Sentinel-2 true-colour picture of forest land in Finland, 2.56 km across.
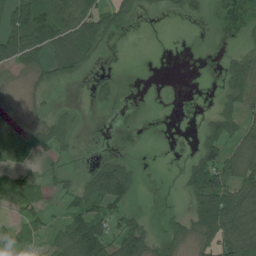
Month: July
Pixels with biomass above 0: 49%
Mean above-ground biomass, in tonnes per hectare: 44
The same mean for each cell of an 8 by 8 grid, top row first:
85 96 94 65 18 17 18 2
100 91 104 10 0 0 1 21
15 35 21 19 0 0 0 92
12 31 15 8 0 0 21 64
64 71 12 1 0 6 66 62
39 25 29 162 10 7 109 76
40 24 65 68 6 7 113 110
37 34 126 75 93 54 54 99
